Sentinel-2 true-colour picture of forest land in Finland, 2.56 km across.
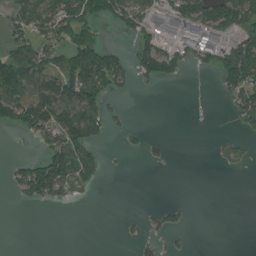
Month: July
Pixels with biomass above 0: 38%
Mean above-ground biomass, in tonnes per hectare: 44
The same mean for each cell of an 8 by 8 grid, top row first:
52 90 85 61 65 83 94 97
68 66 93 34 58 56 79 92
140 99 139 92 32 26 0 106
106 118 130 27 0 0 0 66
1 55 93 6 20 0 2 18
41 124 85 3 0 0 0 3
5 15 3 0 5 21 0 0
0 0 0 0 24 12 0 0
